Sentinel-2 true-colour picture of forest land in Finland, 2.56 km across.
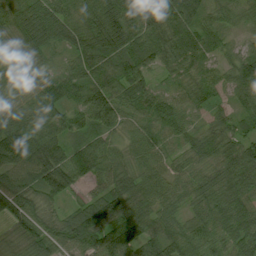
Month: July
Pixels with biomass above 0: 97%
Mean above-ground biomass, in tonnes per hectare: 68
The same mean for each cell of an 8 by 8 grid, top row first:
82 84 56 96 93 99 39 33
40 59 71 104 89 70 43 27
53 44 62 72 57 33 47 83
55 59 65 101 57 52 35 44
83 81 65 39 61 35 58 63
65 105 65 71 55 43 53 90
93 53 66 117 64 43 67 86
58 88 97 147 102 68 66 76
